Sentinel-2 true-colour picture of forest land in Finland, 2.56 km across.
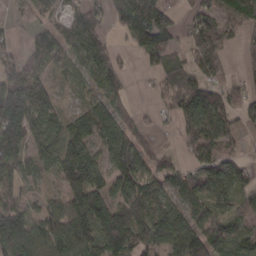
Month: March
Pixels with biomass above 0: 79%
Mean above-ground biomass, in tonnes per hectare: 80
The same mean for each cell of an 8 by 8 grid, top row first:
23 45 61 69 184 60 79 93
32 103 82 61 81 46 110 27
105 55 48 71 7 66 85 31
161 85 36 75 15 77 140 61
99 76 94 110 56 12 114 31
87 48 145 91 94 70 89 63
105 63 137 110 69 62 65 52
163 119 125 112 86 104 115 71
